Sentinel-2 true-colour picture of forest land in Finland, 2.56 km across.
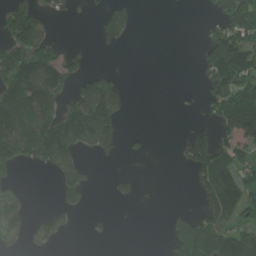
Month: June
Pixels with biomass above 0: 40%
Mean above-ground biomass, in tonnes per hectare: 67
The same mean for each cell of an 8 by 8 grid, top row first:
118 32 5 58 0 0 17 181
100 84 16 18 0 0 85 178
148 150 52 53 0 0 84 154
169 109 143 99 0 4 41 204
162 178 96 59 12 14 119 102
25 15 78 15 5 0 130 105
65 14 32 4 3 11 104 125
33 39 1 9 0 91 186 136
